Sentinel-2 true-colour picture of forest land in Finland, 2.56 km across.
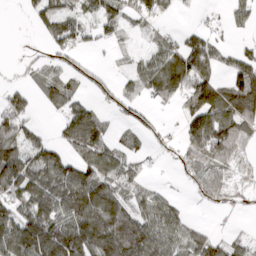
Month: March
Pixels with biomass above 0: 66%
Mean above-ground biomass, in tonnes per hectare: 68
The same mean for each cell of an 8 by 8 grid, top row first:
2 60 39 64 52 12 11 29
1 24 28 16 21 66 84 26
8 65 34 17 73 139 77 111
86 21 72 23 23 23 139 134
112 78 113 67 31 20 152 90
152 133 130 90 25 5 75 21
88 98 129 119 63 47 22 17
133 156 139 160 134 79 77 28
